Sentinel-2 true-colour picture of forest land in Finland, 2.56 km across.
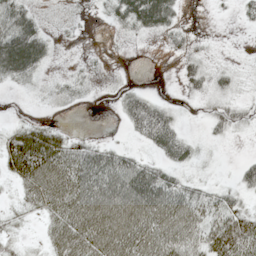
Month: May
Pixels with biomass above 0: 68%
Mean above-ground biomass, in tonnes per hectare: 34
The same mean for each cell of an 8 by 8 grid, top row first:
44 10 7 23 68 24 2 13
79 27 4 3 4 17 9 2
27 11 18 7 2 12 34 13
3 5 3 3 73 18 18 27
58 71 31 18 25 49 9 2
42 87 70 70 67 27 8 27
15 52 75 73 76 67 46 37
17 31 81 79 76 65 62 81
